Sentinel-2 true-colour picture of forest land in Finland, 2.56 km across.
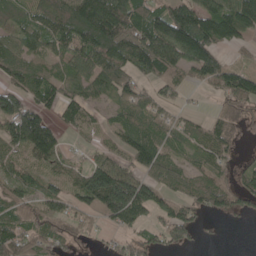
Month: May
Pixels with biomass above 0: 77%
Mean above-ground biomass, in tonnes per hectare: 81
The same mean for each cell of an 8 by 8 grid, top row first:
66 93 146 156 97 147 124 173
76 79 117 152 158 162 140 39
68 90 81 98 45 65 71 107
133 64 79 41 64 30 17 59
89 140 9 32 119 55 83 22
58 58 73 179 96 74 68 45
72 60 50 157 101 64 60 48
82 60 26 20 52 57 5 0
